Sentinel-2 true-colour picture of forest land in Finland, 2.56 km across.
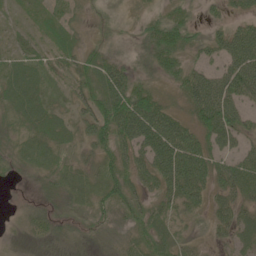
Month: June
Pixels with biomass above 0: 81%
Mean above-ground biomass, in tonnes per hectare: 34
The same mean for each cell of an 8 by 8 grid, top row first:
7 24 16 8 21 32 13 23
16 23 33 17 28 61 32 68
38 23 35 63 26 35 59 76
30 39 30 73 69 31 75 42
22 43 29 52 44 72 41 30
13 24 30 38 43 56 49 58
5 24 19 36 35 38 32 38
3 19 15 12 35 32 15 31
